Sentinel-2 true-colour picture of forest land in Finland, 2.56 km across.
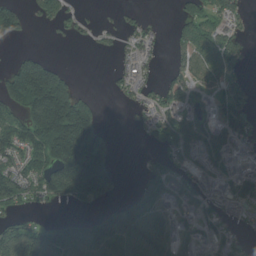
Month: July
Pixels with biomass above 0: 58%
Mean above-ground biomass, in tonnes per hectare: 84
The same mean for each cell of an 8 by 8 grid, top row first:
97 66 17 5 18 32 62 38
8 4 2 20 52 34 100 40
180 257 16 25 50 52 88 44
93 295 194 1 48 80 52 72
113 199 305 57 13 92 90 64
109 138 309 107 58 74 51 74
50 21 31 68 134 73 59 45
152 125 148 133 152 88 54 26
